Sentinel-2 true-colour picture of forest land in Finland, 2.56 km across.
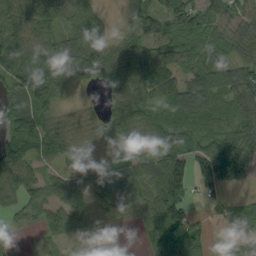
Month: September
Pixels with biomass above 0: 84%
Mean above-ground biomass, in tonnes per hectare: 64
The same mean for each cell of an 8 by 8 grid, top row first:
73 91 65 15 88 93 65 42
92 71 102 69 68 75 59 51
68 78 62 78 102 68 78 74
66 63 40 61 86 73 71 62
53 91 50 71 67 70 62 85
91 34 55 94 63 91 85 83
48 62 70 74 63 86 11 46
4 25 20 6 26 80 30 46
